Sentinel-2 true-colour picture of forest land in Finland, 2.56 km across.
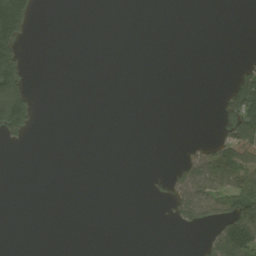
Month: August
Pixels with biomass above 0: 16%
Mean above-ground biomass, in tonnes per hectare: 26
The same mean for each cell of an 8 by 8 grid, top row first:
153 0 0 0 0 0 0 0
94 0 0 0 0 0 0 0
92 0 0 0 0 0 0 80
181 0 0 0 0 0 0 115
10 0 0 0 0 1 33 153
0 0 0 0 2 49 89 110
0 0 0 0 0 54 76 147
0 0 0 0 0 0 30 182
